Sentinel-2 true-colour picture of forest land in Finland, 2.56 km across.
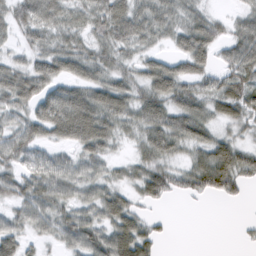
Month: February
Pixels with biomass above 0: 81%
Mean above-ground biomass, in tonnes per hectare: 47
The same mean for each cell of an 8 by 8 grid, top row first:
45 56 42 72 56 47 39 28
23 46 42 50 34 34 59 61
67 60 54 49 49 78 42 60
48 65 90 70 59 62 44 47
62 41 57 34 48 50 57 36
47 63 50 28 53 44 92 57
38 56 46 59 23 0 1 2
52 23 58 70 60 2 0 6
